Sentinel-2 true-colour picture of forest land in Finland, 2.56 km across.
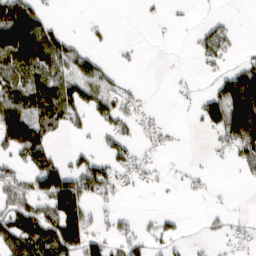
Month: March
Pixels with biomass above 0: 45%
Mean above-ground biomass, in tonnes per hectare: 49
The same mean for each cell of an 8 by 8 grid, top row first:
155 36 1 1 5 5 9 1
170 137 26 10 5 0 62 14
45 103 79 35 2 7 12 101
120 101 56 73 37 2 77 132
101 61 12 50 30 13 13 90
45 110 93 66 46 6 7 10
63 82 102 28 2 3 6 4
99 112 99 48 34 27 10 36
